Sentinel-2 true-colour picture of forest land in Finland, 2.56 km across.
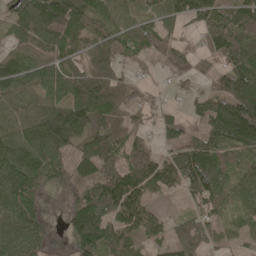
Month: May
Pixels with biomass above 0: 82%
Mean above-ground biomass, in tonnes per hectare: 98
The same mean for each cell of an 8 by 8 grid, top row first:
84 176 144 81 77 89 116 116
63 108 73 84 75 56 74 149
124 104 117 90 15 17 44 149
85 127 158 104 48 30 108 189
130 174 86 118 61 74 111 141
146 99 90 132 169 140 165 65
115 11 109 161 127 11 68 46
114 39 129 124 67 65 51 35
